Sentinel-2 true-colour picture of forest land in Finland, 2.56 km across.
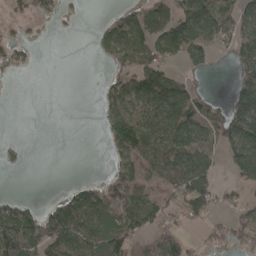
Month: April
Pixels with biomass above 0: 50%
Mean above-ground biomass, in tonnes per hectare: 54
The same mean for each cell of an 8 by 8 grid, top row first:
28 31 8 26 71 86 106 63
40 0 0 77 81 90 76 70
0 0 0 44 87 45 18 69
0 0 0 61 72 92 73 109
8 0 0 65 69 80 64 101
1 0 3 56 45 82 78 48
68 40 109 108 81 56 83 46
147 115 89 105 59 56 25 42
